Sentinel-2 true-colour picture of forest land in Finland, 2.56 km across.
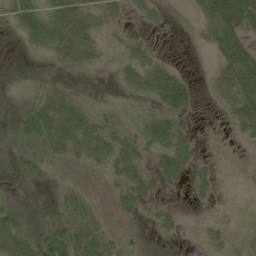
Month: May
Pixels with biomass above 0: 65%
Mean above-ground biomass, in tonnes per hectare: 33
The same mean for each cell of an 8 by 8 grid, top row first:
52 48 60 23 18 1 49 104
3 44 62 8 21 0 19 88
2 30 6 5 46 56 8 83
16 51 54 22 21 57 1 51
25 67 67 63 51 63 5 7
15 24 9 31 39 40 25 1
31 19 43 26 25 14 7 2
72 68 70 36 7 7 19 7
